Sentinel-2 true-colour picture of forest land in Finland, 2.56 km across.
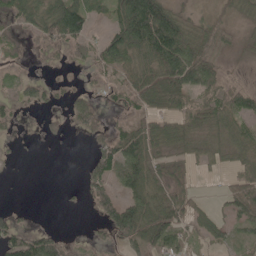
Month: May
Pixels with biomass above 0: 63%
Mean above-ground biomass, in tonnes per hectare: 45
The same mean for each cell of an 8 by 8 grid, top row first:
39 78 110 59 209 72 25 24
14 26 35 70 106 144 60 15
14 14 8 34 68 108 73 10
19 8 47 15 39 61 49 57
3 4 2 63 77 38 26 50
2 0 16 57 67 38 7 33
13 0 4 74 74 72 23 58
72 76 4 31 95 55 32 23
